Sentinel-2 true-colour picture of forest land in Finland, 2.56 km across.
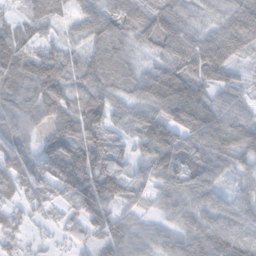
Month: November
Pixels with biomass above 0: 91%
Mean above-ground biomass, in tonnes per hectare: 79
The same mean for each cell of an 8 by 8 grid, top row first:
31 61 57 74 83 92 43 103
81 70 50 88 45 90 104 77
104 135 76 82 87 128 97 38
75 76 94 76 73 105 96 54
81 72 127 88 71 105 95 98
108 115 161 133 55 94 81 47
60 60 86 61 39 57 66 61
53 23 38 64 48 55 88 88
